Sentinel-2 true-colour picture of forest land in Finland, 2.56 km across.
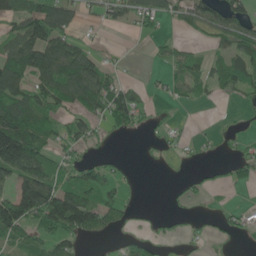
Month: June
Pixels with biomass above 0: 54%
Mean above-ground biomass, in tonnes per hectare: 50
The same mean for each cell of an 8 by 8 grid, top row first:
71 111 33 41 59 34 80 64
77 101 47 3 2 32 21 68
95 99 134 43 7 32 52 86
122 59 54 88 33 6 1 7
193 54 47 7 7 11 8 17
86 82 58 47 1 3 12 23
155 140 138 87 9 7 5 13
54 69 44 16 27 16 12 9
